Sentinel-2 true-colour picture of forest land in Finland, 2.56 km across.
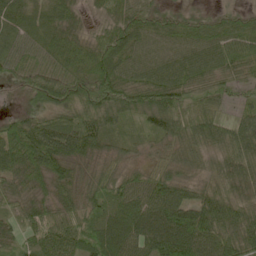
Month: May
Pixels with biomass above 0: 94%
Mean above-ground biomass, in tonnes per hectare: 63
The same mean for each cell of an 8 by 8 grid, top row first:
49 44 27 50 61 36 32 38
54 59 56 76 68 71 81 70
34 71 73 90 71 81 64 44
23 59 67 80 78 81 60 36
100 100 76 41 31 58 62 91
63 75 42 54 52 60 46 78
34 48 62 47 79 118 84 63
30 62 51 62 78 115 80 74
